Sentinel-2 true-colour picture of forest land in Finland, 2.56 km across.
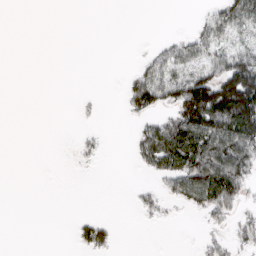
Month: March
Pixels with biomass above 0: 32%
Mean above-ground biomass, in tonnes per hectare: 35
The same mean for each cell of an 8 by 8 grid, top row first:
0 0 0 0 0 0 29 86
0 0 0 0 4 42 55 41
0 0 0 0 67 74 100 161
0 0 5 0 55 73 153 190
0 0 12 1 70 139 133 135
0 0 1 0 12 89 148 104
0 0 0 0 24 11 68 38
0 0 30 27 0 0 21 27
